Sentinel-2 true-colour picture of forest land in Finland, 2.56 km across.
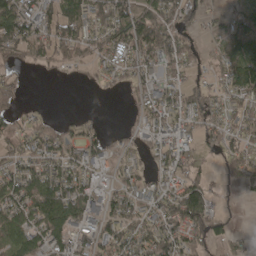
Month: April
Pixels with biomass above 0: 68%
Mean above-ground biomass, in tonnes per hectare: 60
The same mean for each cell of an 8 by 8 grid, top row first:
100 69 70 103 79 83 33 46
69 68 57 81 96 81 24 85
18 4 7 31 59 53 39 108
36 7 6 0 52 75 79 55
42 57 72 33 40 73 43 54
75 90 79 28 45 73 32 52
84 91 99 66 58 112 82 8
79 77 56 77 74 99 65 23
